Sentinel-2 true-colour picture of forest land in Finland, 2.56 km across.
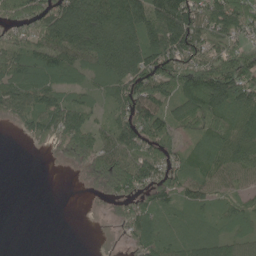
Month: June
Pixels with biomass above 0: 78%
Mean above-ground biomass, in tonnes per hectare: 70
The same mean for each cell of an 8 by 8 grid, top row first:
96 99 122 118 112 132 89 107
73 86 97 120 113 108 78 67
106 92 57 85 110 114 138 147
58 82 74 47 110 80 115 82
2 34 84 73 79 50 59 75
0 0 12 92 85 67 69 49
0 0 0 17 70 60 57 56
0 0 0 2 61 63 76 60
